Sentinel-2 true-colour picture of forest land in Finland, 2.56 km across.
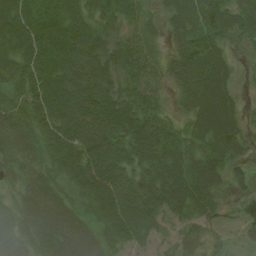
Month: July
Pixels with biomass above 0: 93%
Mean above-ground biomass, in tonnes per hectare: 79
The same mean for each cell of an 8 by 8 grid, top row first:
119 97 69 57 29 54 99 66
112 116 108 51 43 42 87 24
86 121 114 69 55 44 90 19
84 121 128 111 69 26 102 46
82 81 115 116 109 73 87 63
50 71 120 115 84 107 95 26
84 116 62 123 100 89 57 42
85 103 106 83 72 46 36 35
